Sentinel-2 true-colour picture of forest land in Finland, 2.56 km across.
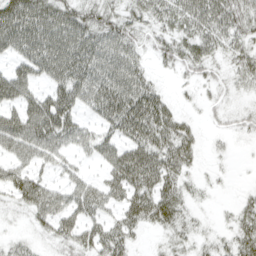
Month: April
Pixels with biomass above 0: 75%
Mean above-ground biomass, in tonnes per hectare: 40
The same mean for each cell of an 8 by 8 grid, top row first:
70 68 61 46 39 48 64 55
45 76 69 59 29 46 43 41
39 40 62 61 40 12 26 29
30 72 37 65 79 26 12 21
55 53 35 41 62 60 8 5
43 20 22 41 63 45 8 1
24 54 47 29 58 47 7 25
16 21 43 48 9 26 20 44
